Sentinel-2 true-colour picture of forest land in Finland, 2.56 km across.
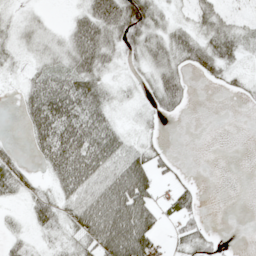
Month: May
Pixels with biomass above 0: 63%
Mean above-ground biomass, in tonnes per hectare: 37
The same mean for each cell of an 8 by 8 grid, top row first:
15 8 41 94 88 16 47 12
24 29 75 39 53 49 55 36
9 55 60 16 19 50 18 17
10 89 72 29 14 23 0 1
8 73 89 63 26 1 0 0
51 27 83 72 68 21 0 0
10 45 68 89 67 39 3 0
22 20 39 92 82 20 24 0
